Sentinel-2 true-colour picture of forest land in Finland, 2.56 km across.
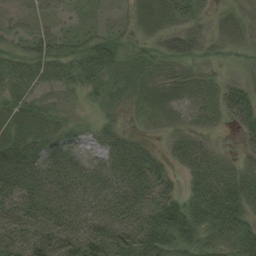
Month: August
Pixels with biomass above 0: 83%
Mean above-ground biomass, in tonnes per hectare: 42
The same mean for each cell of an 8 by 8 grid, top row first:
14 23 30 15 26 29 15 18
26 41 34 40 21 43 25 19
26 27 31 30 27 29 22 23
38 31 15 18 20 20 32 51
57 56 31 58 31 41 29 17
94 75 58 63 69 24 65 50
72 82 76 77 59 52 59 54
68 76 70 76 74 49 31 45
